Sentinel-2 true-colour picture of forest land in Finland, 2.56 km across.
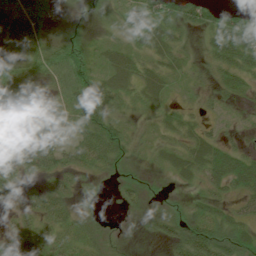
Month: July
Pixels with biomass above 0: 72%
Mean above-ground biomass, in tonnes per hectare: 27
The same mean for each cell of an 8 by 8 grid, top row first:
32 15 5 8 45 53 44 35
30 35 24 17 19 21 25 82
17 24 42 35 30 12 19 38
14 24 49 35 14 11 10 8
28 41 39 58 11 16 34 14
24 31 25 16 11 19 36 63
10 41 14 3 14 9 27 25
44 36 26 9 7 41 64 42
